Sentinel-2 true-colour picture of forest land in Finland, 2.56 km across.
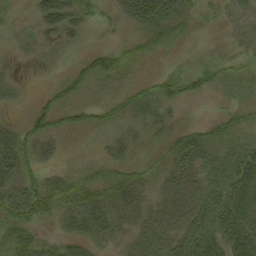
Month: September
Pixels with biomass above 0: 82%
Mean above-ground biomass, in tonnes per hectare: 28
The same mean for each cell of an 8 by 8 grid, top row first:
14 49 30 16 50 35 12 12
16 19 13 30 31 16 7 7
13 4 30 34 21 31 26 29
8 36 31 39 37 11 2 20
48 30 11 28 19 31 36 25
43 22 30 34 30 30 25 46
48 40 55 44 28 27 40 47
35 14 33 20 25 31 45 48
